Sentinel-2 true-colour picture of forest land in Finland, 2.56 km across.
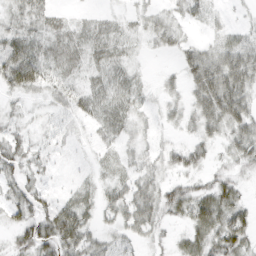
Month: March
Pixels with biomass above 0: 71%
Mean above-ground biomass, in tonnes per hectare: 22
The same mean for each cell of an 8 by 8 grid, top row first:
23 23 6 9 14 17 14 3
41 26 25 22 6 17 19 31
40 29 16 22 6 11 54 46
9 11 24 25 11 14 41 41
22 10 4 15 12 14 20 32
20 7 5 12 21 17 17 17
23 22 28 23 37 31 43 32
23 41 38 20 14 13 36 40
